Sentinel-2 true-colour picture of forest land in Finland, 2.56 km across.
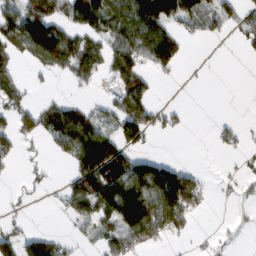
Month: February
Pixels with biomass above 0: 48%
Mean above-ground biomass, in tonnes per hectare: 56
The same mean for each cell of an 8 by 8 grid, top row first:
94 100 103 108 161 99 63 38
75 158 78 64 98 53 0 17
48 9 38 30 65 6 1 0
74 80 58 47 93 23 0 0
45 30 129 108 39 0 3 27
7 11 84 134 126 128 11 15
6 4 67 107 147 137 16 5
65 59 20 62 72 14 8 2
